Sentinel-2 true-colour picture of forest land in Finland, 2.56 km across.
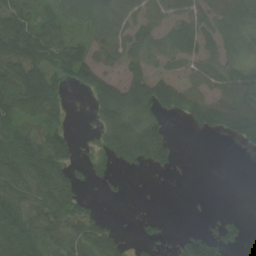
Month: August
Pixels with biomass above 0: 65%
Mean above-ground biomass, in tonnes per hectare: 51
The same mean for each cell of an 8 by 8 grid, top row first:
69 45 53 64 48 53 63 66
95 72 39 55 55 69 44 40
86 86 57 55 77 44 42 69
49 61 5 90 77 53 93 98
80 62 18 68 121 31 0 37
69 79 32 24 7 9 0 0
69 67 52 1 4 0 5 3
90 76 63 61 27 23 68 36
